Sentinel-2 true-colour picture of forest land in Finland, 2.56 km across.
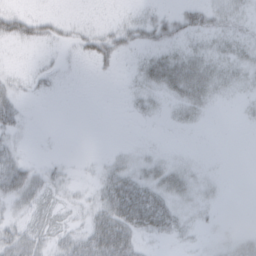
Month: February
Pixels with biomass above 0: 49%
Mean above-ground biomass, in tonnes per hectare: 15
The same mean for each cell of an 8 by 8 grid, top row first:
32 12 1 3 13 24 27 14
4 7 13 27 19 19 14 16
10 9 1 2 19 40 28 12
30 0 0 0 10 11 7 4
14 0 0 2 3 1 0 0
63 20 3 25 23 25 6 0
18 16 10 41 64 21 8 0
36 20 28 62 14 9 3 18
